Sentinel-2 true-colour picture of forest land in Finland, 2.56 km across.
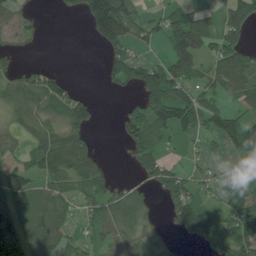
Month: July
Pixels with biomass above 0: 59%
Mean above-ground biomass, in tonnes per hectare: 56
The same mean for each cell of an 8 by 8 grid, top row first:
31 3 32 187 51 56 48 80
18 2 0 49 20 64 50 67
59 58 5 46 94 90 47 80
59 58 81 5 92 101 64 37
24 80 68 2 86 17 23 65
62 67 80 23 42 65 35 84
75 85 38 82 50 82 58 83
93 105 38 51 41 14 76 85
